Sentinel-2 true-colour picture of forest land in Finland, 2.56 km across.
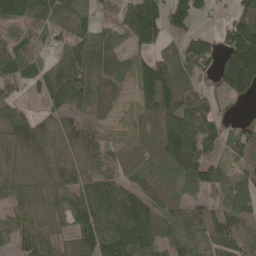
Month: May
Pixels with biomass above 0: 86%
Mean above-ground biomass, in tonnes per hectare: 87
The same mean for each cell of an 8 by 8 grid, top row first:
90 74 54 31 152 106 34 96
85 49 97 78 89 44 77 207
58 91 112 92 121 114 39 193
53 55 68 52 68 158 81 17
106 90 68 35 55 192 103 86
83 98 71 67 52 91 96 81
63 79 104 143 126 76 46 96
62 60 104 158 111 97 69 73
